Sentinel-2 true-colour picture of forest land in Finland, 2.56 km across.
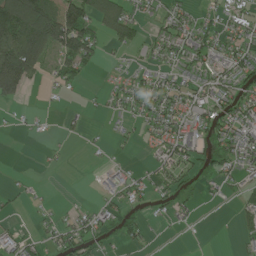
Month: July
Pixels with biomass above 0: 49%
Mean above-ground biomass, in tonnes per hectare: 37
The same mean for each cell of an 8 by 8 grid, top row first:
184 114 120 62 25 41 21 40
138 106 105 21 27 44 49 49
147 17 25 8 26 36 43 52
7 6 7 14 35 49 60 61
0 6 3 9 12 59 40 58
5 1 1 15 22 46 28 32
8 8 9 31 18 26 2 21
37 28 59 18 24 1 1 18
